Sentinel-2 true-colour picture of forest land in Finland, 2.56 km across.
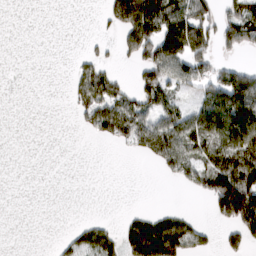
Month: March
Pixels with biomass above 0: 40%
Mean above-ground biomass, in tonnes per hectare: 54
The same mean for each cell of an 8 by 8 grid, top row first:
0 0 0 72 168 107 67 99
0 0 3 17 140 157 71 60
0 0 61 55 78 84 82 108
0 0 46 112 75 72 123 173
0 0 0 30 71 104 106 133
0 0 0 0 0 49 108 163
0 0 0 0 8 11 27 184
0 1 38 37 144 125 28 53
